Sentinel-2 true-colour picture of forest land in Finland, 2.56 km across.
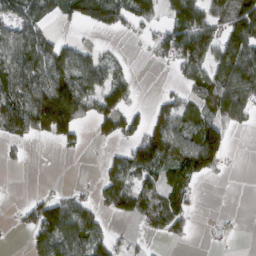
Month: March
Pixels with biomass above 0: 54%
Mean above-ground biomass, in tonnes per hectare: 62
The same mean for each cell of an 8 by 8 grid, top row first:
67 47 66 83 69 87 87 145
95 74 42 10 15 109 86 126
91 117 105 73 1 21 97 147
111 171 95 81 24 78 78 80
23 19 27 25 58 92 158 1
0 1 1 74 79 67 54 1
13 94 70 55 84 81 0 1
0 106 116 46 11 26 7 6
